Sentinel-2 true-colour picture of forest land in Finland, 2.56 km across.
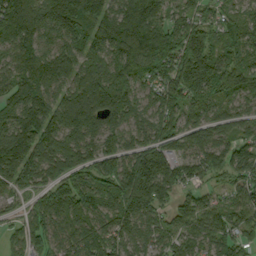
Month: September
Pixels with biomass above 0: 94%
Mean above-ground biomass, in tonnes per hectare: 143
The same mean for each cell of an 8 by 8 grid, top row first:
223 169 273 182 238 89 83 91
133 102 146 160 236 201 193 125
127 164 155 163 106 187 215 145
161 191 240 171 84 119 83 62
216 166 136 80 109 100 126 93
148 97 143 193 276 161 100 100
40 172 171 161 183 119 99 119
89 124 127 132 86 94 108 99
